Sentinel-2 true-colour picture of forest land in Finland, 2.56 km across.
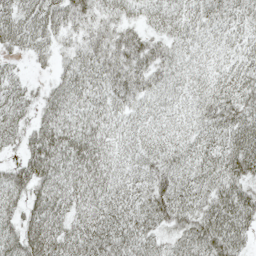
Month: May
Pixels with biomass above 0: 92%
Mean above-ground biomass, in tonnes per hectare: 41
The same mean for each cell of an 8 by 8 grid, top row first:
42 49 46 30 24 31 32 30
29 27 37 46 43 28 20 26
26 16 50 44 40 27 25 38
38 36 38 34 27 24 40 52
23 62 61 34 32 31 36 54
41 53 53 40 39 48 41 52
33 59 40 48 51 62 46 61
52 59 56 56 47 37 66 40
